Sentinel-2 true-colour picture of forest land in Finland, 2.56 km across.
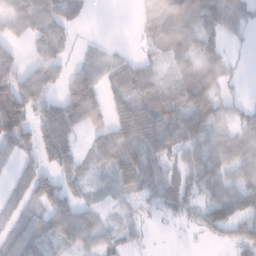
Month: January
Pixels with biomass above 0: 73%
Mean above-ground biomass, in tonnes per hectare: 53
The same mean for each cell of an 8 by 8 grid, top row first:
57 76 30 0 36 65 57 49
27 59 14 12 14 56 52 7
95 69 85 35 76 47 91 10
162 86 140 56 75 57 86 31
69 99 37 97 78 54 47 70
35 59 47 55 62 53 49 55
29 72 52 10 14 42 62 80
42 42 71 37 15 1 16 44
